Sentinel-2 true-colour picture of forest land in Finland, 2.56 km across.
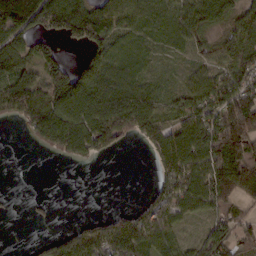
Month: February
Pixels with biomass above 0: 71%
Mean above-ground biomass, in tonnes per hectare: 71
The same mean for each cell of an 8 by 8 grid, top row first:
170 115 119 95 53 66 106 72
88 53 38 58 35 30 37 87
95 95 91 86 40 16 70 91
69 116 124 148 96 51 93 178
0 80 129 77 36 126 136 185
0 0 0 0 0 100 119 139
2 7 0 12 40 80 64 40
0 37 76 102 98 55 68 76
